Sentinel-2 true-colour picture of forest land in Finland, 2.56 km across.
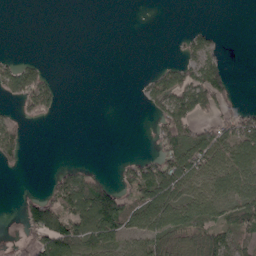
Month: April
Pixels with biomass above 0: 42%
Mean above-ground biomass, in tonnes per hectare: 45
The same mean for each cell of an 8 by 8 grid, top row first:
0 0 0 0 0 0 0 0
0 0 0 0 0 6 47 0
104 44 0 0 14 77 117 2
21 51 0 0 12 110 51 50
66 0 0 0 0 108 93 107
3 10 50 12 93 109 81 101
10 117 103 126 88 117 93 96
5 129 105 82 85 55 72 61
